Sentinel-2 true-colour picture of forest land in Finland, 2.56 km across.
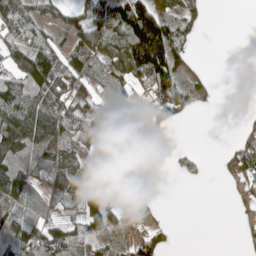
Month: May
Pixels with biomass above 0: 57%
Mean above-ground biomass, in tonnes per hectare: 60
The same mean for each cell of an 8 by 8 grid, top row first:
104 43 59 120 165 66 19 0
69 90 82 100 207 109 0 0
71 138 83 77 106 116 25 0
122 125 108 82 47 80 5 4
121 95 75 8 20 6 0 55
113 87 68 43 8 27 15 70
45 29 78 73 15 0 0 20
68 101 60 31 59 8 0 11
